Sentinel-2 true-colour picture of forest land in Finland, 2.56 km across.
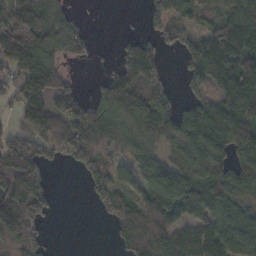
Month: November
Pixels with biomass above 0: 72%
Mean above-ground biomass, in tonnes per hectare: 87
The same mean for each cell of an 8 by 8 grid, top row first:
90 69 22 0 29 85 54 128
122 105 54 7 104 42 152 152
75 126 9 84 117 12 109 186
42 101 84 104 136 69 121 169
90 77 116 75 88 84 136 127
154 30 34 78 93 127 116 121
165 56 0 77 95 113 88 72
83 24 0 22 135 122 117 94
